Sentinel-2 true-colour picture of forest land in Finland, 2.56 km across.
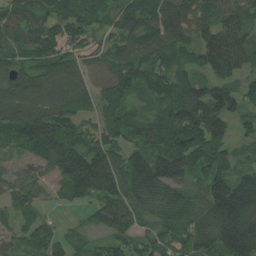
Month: July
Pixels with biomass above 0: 91%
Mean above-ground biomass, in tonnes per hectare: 112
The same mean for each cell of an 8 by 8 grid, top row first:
123 114 128 96 158 150 136 124
129 121 99 93 125 107 138 113
126 125 113 133 122 128 99 65
138 147 112 106 48 148 184 74
73 140 120 123 96 169 192 37
49 53 192 163 148 107 130 89
72 33 36 121 86 104 133 184
57 87 35 73 62 76 120 161
